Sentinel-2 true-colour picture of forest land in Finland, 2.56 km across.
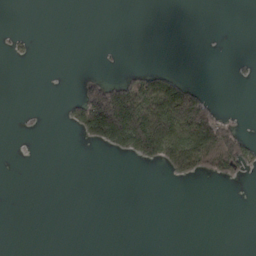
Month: March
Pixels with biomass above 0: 16%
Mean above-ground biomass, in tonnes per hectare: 24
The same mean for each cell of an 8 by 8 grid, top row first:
0 0 0 0 0 0 0 0
5 0 0 1 0 0 0 0
0 0 16 34 80 63 0 2
0 0 70 256 156 187 85 1
0 0 9 71 144 112 119 70
0 0 0 0 0 27 27 21
0 0 0 0 0 0 0 0
0 0 0 0 0 0 0 0
